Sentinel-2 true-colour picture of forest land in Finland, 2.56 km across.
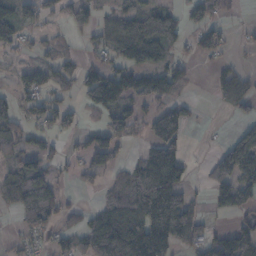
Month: November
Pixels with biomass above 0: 56%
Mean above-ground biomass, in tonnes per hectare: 64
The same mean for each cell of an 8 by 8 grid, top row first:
113 44 55 50 81 44 43 9
40 29 16 60 107 33 50 10
28 50 52 100 108 64 8 48
54 64 35 64 42 77 1 33
52 27 22 92 42 91 2 80
82 70 43 42 172 149 46 103
42 85 21 90 187 186 30 66
14 29 59 142 176 104 56 84
